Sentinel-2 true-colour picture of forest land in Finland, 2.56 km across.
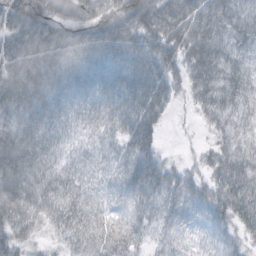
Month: October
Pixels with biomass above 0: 91%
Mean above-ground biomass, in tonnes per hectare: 40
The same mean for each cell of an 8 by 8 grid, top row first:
56 55 48 55 68 73 55 53
54 64 60 60 56 49 50 35
67 66 52 44 61 28 46 36
64 56 29 37 57 8 30 28
76 38 15 18 45 2 13 28
73 33 19 13 49 29 26 49
59 34 30 11 26 30 29 46
35 10 29 25 14 17 12 20
